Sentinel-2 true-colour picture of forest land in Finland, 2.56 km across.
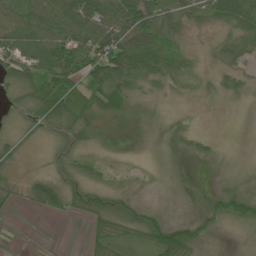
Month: June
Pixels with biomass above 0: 72%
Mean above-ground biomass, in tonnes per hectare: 36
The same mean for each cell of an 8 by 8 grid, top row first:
55 69 78 72 76 53 40 71
57 73 89 96 80 38 10 39
45 58 60 83 52 32 18 35
24 69 68 46 8 9 2 5
21 19 35 7 5 20 12 0
11 30 37 17 8 1 1 7
9 37 35 56 25 0 22 57
4 1 4 59 46 79 20 7
